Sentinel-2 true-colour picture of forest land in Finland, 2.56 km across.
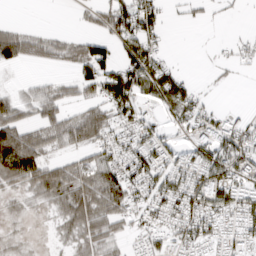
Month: March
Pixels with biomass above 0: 62%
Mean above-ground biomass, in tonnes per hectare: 47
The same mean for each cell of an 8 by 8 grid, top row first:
0 0 11 78 75 5 12 3
91 45 45 42 71 1 2 17
6 23 62 88 80 54 3 4
59 64 43 66 25 45 31 8
139 61 63 52 56 23 62 69
106 91 59 74 69 58 82 56
12 25 87 78 45 64 71 63
10 6 50 49 31 41 50 45
